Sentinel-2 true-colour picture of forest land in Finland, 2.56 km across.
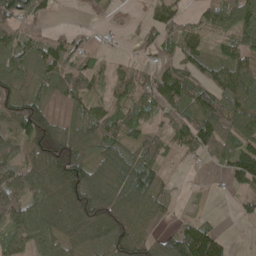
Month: May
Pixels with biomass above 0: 76%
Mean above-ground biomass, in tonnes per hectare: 71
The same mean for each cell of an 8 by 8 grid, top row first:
92 31 1 7 21 58 62 104
94 100 72 11 23 70 42 79
67 55 81 64 77 111 64 89
80 61 56 60 60 100 106 83
46 135 86 70 65 64 82 85
83 99 106 95 99 9 4 91
130 112 112 109 98 23 4 18
79 78 55 83 95 114 129 1
